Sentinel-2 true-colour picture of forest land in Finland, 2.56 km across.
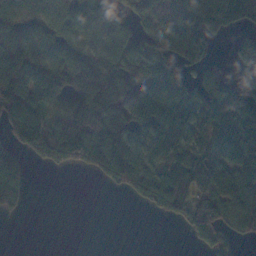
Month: November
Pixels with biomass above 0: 69%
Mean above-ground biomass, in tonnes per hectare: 86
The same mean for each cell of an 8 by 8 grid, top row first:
101 93 112 105 90 82 131 135
102 107 75 100 94 120 46 46
131 160 127 128 116 90 82 79
154 88 125 125 129 130 88 135
111 153 173 162 80 100 69 164
100 5 11 83 85 81 144 103
28 0 0 0 19 71 98 117
0 0 0 0 0 1 51 41
